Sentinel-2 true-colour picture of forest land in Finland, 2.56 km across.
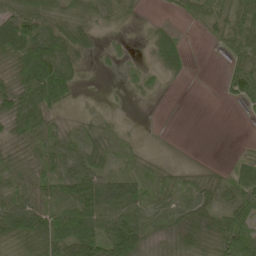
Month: May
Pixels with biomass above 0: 71%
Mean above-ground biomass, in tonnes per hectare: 39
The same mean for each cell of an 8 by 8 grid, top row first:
78 70 50 34 7 10 45 53
101 93 54 10 6 41 3 45
49 102 20 1 20 8 0 54
66 51 9 5 1 0 0 4
39 48 43 26 6 1 0 2
40 40 59 42 27 19 18 51
47 44 62 78 39 35 41 65
46 68 75 108 56 39 37 97
